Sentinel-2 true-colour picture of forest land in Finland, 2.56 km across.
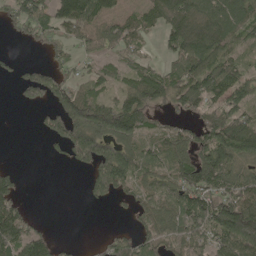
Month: May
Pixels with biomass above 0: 68%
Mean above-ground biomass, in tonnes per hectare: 82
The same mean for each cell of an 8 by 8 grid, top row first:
92 91 139 72 68 147 111 106
10 40 48 60 34 94 118 55
44 113 50 55 107 92 138 87
5 58 145 131 102 47 99 99
0 35 164 131 74 83 117 142
32 0 17 177 82 94 138 96
85 0 4 23 61 107 147 151
135 55 4 58 65 62 77 184
